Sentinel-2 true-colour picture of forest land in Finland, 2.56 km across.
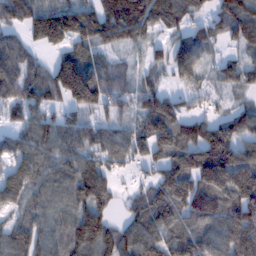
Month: February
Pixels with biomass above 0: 86%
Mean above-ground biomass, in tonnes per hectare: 102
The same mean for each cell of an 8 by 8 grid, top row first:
109 149 148 145 150 103 55 113
88 81 93 74 57 109 63 60
118 105 221 103 51 54 41 80
75 72 84 65 102 107 57 70
83 108 114 97 119 149 176 126
109 85 127 65 40 135 160 176
81 78 113 62 109 125 137 155
96 71 123 105 116 90 89 119
